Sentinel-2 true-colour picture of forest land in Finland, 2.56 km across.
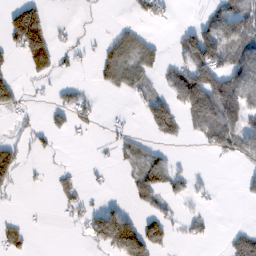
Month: February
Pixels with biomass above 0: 37%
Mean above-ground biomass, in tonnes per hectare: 45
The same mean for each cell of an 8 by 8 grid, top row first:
118 59 3 1 26 4 36 80
74 166 18 57 56 28 144 98
25 36 6 60 39 64 134 102
28 20 34 2 58 91 139 104
32 16 4 18 24 17 52 78
43 11 20 5 77 42 5 16
2 2 31 32 32 16 9 2
34 0 9 131 134 13 15 46
